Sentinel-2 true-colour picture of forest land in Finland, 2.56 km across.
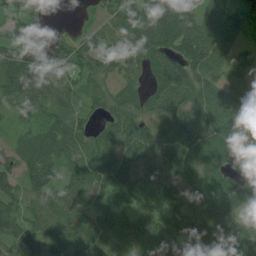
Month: July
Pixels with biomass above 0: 91%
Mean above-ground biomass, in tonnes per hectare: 79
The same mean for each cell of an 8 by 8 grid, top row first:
62 28 10 71 104 128 71 81
104 70 72 75 89 93 106 43
103 76 72 54 43 102 91 45
57 72 57 71 69 103 90 103
51 110 82 76 94 96 98 110
86 96 78 74 70 81 77 89
86 77 76 63 55 82 89 72
78 96 74 76 76 86 113 92
